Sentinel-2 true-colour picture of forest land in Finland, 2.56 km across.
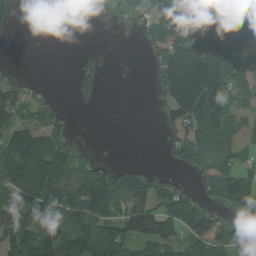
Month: August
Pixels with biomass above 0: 60%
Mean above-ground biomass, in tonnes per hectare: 78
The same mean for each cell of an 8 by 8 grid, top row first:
17 0 1 6 40 139 211 151
1 0 5 0 23 115 129 83
51 8 60 1 3 177 159 75
89 82 0 0 1 108 148 55
99 93 17 1 0 63 84 46
155 177 104 97 78 31 82 79
109 114 119 95 102 83 49 89
165 126 171 212 97 92 120 81
